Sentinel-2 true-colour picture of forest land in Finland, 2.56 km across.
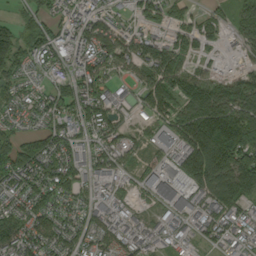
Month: September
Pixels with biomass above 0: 82%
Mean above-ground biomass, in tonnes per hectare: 82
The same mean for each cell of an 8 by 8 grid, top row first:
28 53 61 50 86 67 47 78
120 88 67 103 103 68 45 50
52 37 74 51 75 121 84 71
34 74 87 75 51 100 194 146
98 78 57 61 24 82 287 217
110 102 76 64 43 91 198 182
57 77 56 48 29 66 92 73
98 83 76 74 45 38 56 48
